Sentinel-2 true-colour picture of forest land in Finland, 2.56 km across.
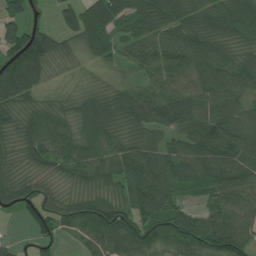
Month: July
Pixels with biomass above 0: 90%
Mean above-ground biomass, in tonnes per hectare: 73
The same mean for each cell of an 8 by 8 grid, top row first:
61 15 76 75 71 72 67 73
130 106 45 54 75 87 85 50
136 34 15 23 47 71 105 76
79 60 70 104 112 99 81 62
61 84 80 69 76 62 106 91
63 48 61 70 106 79 88 89
60 75 85 91 88 57 51 90
21 45 35 90 93 77 86 104
